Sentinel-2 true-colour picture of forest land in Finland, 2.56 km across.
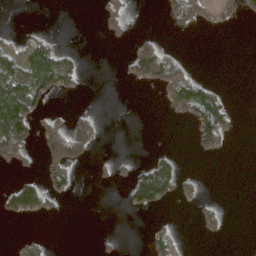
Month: April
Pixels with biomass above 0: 24%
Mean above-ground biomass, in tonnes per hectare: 32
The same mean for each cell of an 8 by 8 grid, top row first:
0 0 0 50 2 45 30 18
39 72 8 4 72 14 0 0
104 105 30 1 66 103 26 0
136 37 22 0 0 29 126 5
109 89 87 0 1 1 56 0
24 59 10 21 91 80 1 0
83 38 0 0 55 10 22 0
9 14 0 7 9 32 11 0
